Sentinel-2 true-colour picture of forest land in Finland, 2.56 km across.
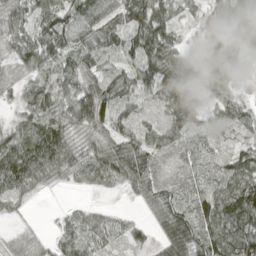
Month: April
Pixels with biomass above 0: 89%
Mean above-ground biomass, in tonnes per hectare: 51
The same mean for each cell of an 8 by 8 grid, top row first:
43 69 65 61 84 37 37 55
51 78 46 42 80 47 54 48
26 39 59 48 59 97 73 30
22 67 74 58 20 58 38 45
70 110 33 55 61 43 23 25
104 42 25 52 72 19 30 86
15 1 17 11 22 49 75 118
19 18 66 33 23 73 72 94
